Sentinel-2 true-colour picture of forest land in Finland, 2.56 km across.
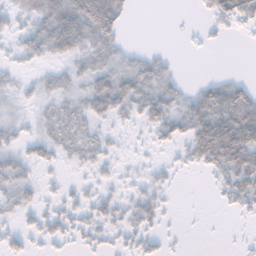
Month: November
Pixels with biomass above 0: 60%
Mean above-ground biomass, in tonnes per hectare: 24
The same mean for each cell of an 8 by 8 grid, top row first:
20 51 70 55 0 1 17 44
15 42 40 32 7 2 7 1
11 18 27 43 43 18 13 13
12 16 27 36 40 39 65 67
20 26 24 11 6 23 81 78
32 6 5 10 12 10 13 51
20 13 19 22 30 3 1 20
17 18 12 13 21 3 0 3
